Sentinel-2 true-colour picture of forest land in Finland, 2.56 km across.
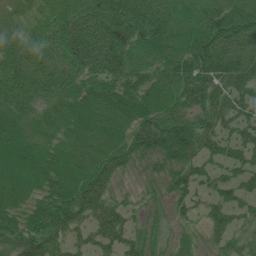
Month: July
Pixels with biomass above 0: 92%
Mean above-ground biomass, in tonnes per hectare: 76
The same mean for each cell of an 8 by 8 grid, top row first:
43 72 91 173 165 97 80 89
76 91 163 163 83 82 95 77
113 94 91 104 66 88 95 81
104 65 92 93 82 59 75 73
92 68 74 84 71 104 65 73
89 79 83 54 18 47 53 58
54 70 76 53 18 27 43 43
72 67 32 55 39 27 27 33
